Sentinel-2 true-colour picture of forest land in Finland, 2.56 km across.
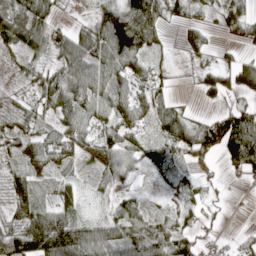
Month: April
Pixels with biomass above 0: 75%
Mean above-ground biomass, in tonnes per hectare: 44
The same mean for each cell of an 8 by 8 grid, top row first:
56 49 5 83 103 27 14 39
39 45 72 107 69 8 24 16
10 51 84 68 39 11 40 71
28 27 47 44 36 33 20 68
27 37 37 41 30 55 89 123
31 19 11 32 10 31 20 32
33 43 29 17 22 29 13 1
81 130 99 69 78 65 15 16
